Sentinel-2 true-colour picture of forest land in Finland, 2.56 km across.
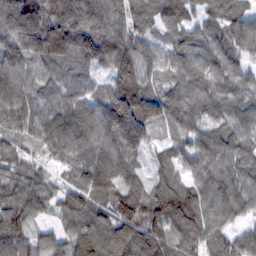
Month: February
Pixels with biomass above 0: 96%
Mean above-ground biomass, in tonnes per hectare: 100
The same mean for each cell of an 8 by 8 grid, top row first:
176 129 158 122 76 78 71 79
123 157 143 150 97 80 96 76
108 80 88 104 100 72 99 72
99 76 110 202 163 90 80 76
67 82 106 132 122 58 89 73
87 51 83 122 71 91 92 88
106 66 120 85 100 156 98 84
102 43 108 134 120 86 88 68
